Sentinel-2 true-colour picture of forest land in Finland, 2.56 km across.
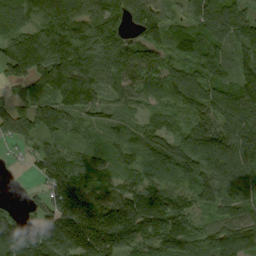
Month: September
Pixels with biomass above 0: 91%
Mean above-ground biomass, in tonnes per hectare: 114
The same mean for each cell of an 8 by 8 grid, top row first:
100 128 128 101 91 39 116 120
138 172 146 138 108 74 123 88
76 143 167 121 140 103 97 103
115 141 100 65 61 61 49 125
62 79 64 75 91 105 73 133
2 148 123 80 102 82 116 110
39 115 227 163 173 158 73 94
176 184 235 227 137 172 109 114
